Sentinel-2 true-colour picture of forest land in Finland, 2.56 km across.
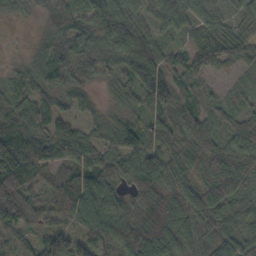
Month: October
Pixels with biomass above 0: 92%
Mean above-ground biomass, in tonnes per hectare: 58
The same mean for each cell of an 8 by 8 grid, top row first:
18 52 73 107 42 55 35 28
3 52 66 57 83 33 82 50
28 65 41 28 96 51 34 15
58 61 38 19 46 84 40 33
127 67 66 47 42 53 67 55
107 54 72 66 62 65 60 50
128 62 85 67 69 88 78 29
35 26 39 63 100 83 66 55
